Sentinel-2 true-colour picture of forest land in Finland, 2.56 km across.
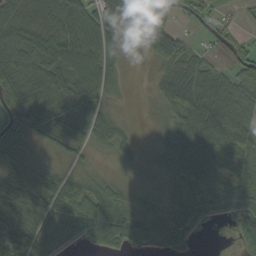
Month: September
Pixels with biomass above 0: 84%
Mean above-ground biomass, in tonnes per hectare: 55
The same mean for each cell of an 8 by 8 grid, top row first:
60 64 78 55 64 42 36 11
79 62 76 46 30 81 20 29
78 63 66 44 6 81 71 75
78 74 56 30 8 71 111 92
56 32 37 45 17 75 101 77
40 43 30 21 15 52 71 54
56 85 75 80 29 39 52 58
86 70 43 62 58 55 2 42
